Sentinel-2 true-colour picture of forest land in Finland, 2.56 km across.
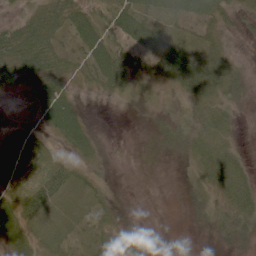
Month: June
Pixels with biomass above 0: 77%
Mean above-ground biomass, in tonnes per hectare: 25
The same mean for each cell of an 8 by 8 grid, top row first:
14 51 43 36 40 29 34 19
64 51 31 37 41 37 24 8
34 45 18 44 28 47 49 23
3 52 30 0 11 18 36 11
19 14 43 3 7 25 43 13
19 39 21 7 3 5 39 40
33 35 9 16 2 2 27 44
34 16 9 18 9 0 5 25
